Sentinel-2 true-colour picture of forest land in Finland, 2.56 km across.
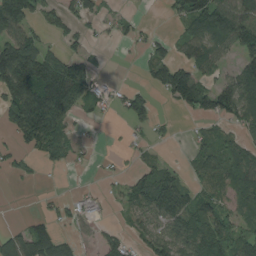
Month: August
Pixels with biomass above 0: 55%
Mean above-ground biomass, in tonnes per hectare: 56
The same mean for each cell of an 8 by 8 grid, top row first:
116 44 56 21 4 35 118 85
148 53 28 6 20 36 78 74
173 132 107 9 16 126 37 66
111 182 47 16 60 19 69 74
31 83 19 1 19 5 47 41
18 3 2 11 55 40 66 85
0 9 25 9 87 104 63 47
72 94 24 46 48 113 111 60
